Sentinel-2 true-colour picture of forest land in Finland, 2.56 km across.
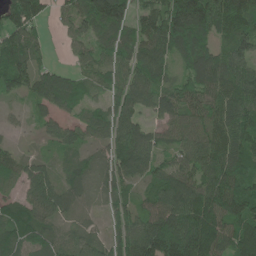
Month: June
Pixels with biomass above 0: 88%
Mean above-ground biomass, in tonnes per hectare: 91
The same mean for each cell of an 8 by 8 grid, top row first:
126 40 95 158 67 179 204 117
131 33 45 80 90 90 77 92
123 85 55 65 89 58 112 114
12 50 36 77 63 91 105 124
14 27 57 78 95 68 125 114
53 59 52 79 65 100 120 128
76 82 27 63 71 136 169 133
99 60 48 77 143 193 189 125
